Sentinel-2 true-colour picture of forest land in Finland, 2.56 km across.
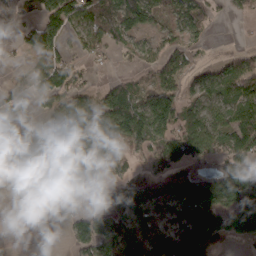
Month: March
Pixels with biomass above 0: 66%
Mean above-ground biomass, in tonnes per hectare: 64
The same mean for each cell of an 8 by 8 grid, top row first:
30 84 91 97 75 55 44 34
22 86 44 51 54 49 13 25
23 71 46 21 35 61 50 83
44 57 98 106 100 95 59 60
61 95 99 90 65 102 92 84
35 63 67 38 72 107 73 172
0 2 16 70 94 62 87 98
3 0 57 109 94 79 78 48
